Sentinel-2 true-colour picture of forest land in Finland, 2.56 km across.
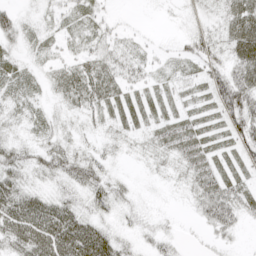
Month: April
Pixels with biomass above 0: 76%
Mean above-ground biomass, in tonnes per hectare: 25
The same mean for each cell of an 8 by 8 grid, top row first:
22 13 19 8 1 4 17 52
17 15 17 27 13 10 32 49
22 16 41 34 18 19 29 57
20 11 27 19 16 15 17 65
23 23 14 12 14 34 20 31
29 25 38 18 3 12 35 17
52 42 25 26 10 3 40 31
48 63 69 36 13 11 10 7
